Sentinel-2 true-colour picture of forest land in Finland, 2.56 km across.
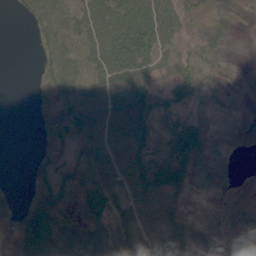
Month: June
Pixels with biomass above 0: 77%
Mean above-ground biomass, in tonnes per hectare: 31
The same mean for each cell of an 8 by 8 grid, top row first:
4 23 42 78 77 43 15 11
0 20 37 93 85 32 23 11
0 19 30 63 50 42 22 8
0 17 46 62 54 41 15 9
0 13 31 49 34 58 25 2
0 25 24 50 51 52 14 2
12 32 27 41 49 32 7 8
17 47 37 30 52 37 12 17
